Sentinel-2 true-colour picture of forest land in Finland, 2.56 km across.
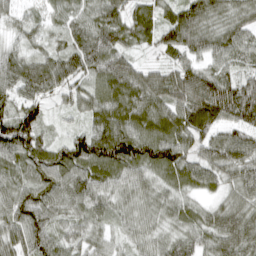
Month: April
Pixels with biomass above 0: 97%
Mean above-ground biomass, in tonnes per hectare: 72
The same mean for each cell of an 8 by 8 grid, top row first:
33 40 56 76 67 69 77 60
38 46 93 98 35 81 65 69
77 94 69 102 80 99 100 78
82 33 41 83 85 85 125 111
126 58 99 136 116 98 70 86
68 79 77 71 58 70 63 69
81 67 50 48 48 50 38 63
73 73 49 36 43 53 58 87
